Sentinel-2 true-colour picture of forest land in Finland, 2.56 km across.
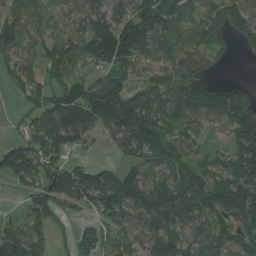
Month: July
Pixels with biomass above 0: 79%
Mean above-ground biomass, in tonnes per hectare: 99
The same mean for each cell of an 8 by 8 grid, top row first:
86 57 103 122 146 112 80 107
90 111 122 191 107 86 87 25
53 72 81 113 72 113 31 9
17 131 176 168 139 97 126 140
67 140 68 48 138 100 32 115
111 151 147 97 98 108 93 150
14 113 54 98 99 132 142 155
113 82 75 57 81 93 93 111
